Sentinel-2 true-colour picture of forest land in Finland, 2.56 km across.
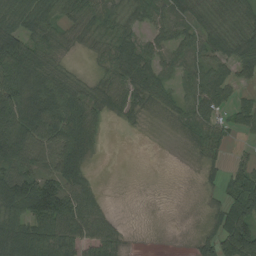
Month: August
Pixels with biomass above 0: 76%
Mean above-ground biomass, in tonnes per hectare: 52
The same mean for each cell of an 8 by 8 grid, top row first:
59 58 51 38 42 53 43 53
110 48 19 45 53 44 52 65
83 57 23 54 52 35 61 38
121 98 97 44 28 29 54 38
124 85 81 1 0 6 54 8
95 84 56 0 0 1 18 43
87 133 82 10 0 1 19 80
114 84 59 47 1 1 41 137
